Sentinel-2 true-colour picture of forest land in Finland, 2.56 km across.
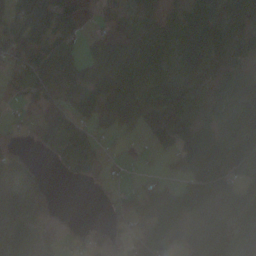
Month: October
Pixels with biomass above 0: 74%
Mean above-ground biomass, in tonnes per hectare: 62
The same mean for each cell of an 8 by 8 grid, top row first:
60 116 43 24 29 42 61 46
72 65 33 97 83 60 101 54
27 46 62 112 74 53 37 57
13 46 51 72 66 89 52 76
16 62 83 14 10 109 139 97
53 17 43 17 12 27 169 82
73 69 0 29 51 101 127 135
67 57 26 36 55 98 133 63
